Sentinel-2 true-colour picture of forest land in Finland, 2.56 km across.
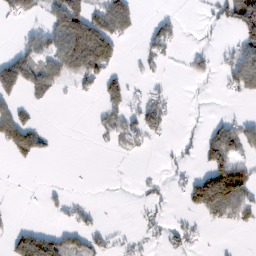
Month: February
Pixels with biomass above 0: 34%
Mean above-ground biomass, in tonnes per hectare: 36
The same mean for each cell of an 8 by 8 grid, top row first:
44 47 108 100 7 11 9 89
18 51 146 74 25 20 11 53
89 62 49 39 17 3 13 60
45 2 0 37 61 9 4 5
98 21 0 14 22 12 59 66
1 0 1 1 6 12 111 93
2 8 15 0 13 4 119 88
48 59 38 16 19 29 5 1
